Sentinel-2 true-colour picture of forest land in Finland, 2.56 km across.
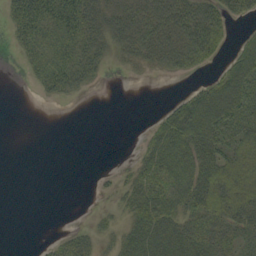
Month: September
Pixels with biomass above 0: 55%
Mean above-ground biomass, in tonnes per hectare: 27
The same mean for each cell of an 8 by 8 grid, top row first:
44 62 65 39 44 58 49 26
14 32 48 25 39 44 43 24
0 35 31 1 3 5 16 55
0 0 0 0 0 41 65 53
0 0 0 0 16 60 53 43
0 0 0 5 39 47 46 44
0 0 0 8 51 37 49 47
0 5 24 16 59 54 42 28
